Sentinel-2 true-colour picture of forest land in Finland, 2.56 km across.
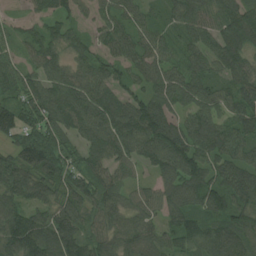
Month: August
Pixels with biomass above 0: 93%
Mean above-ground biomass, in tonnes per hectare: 82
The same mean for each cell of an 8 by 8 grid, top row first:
20 59 43 67 46 59 71 109
45 80 57 64 72 48 74 106
83 87 81 80 64 92 66 73
108 107 106 120 111 62 73 74
74 139 72 112 110 119 106 76
118 109 97 75 29 110 87 84
83 79 86 68 64 89 84 84
138 115 80 76 78 75 80 75
